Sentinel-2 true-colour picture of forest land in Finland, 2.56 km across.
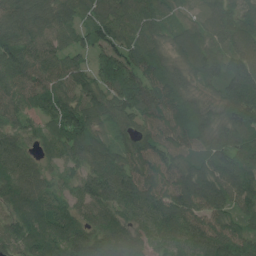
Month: June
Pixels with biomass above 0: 97%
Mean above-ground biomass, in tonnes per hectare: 105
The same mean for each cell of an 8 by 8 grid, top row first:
137 109 72 104 88 59 66 85
122 73 70 103 93 85 99 97
95 84 89 132 116 109 105 200
106 103 130 120 132 132 115 179
85 69 123 80 93 124 139 126
102 55 85 139 120 125 133 117
81 82 61 87 104 124 106 84
86 125 107 114 80 85 137 116
